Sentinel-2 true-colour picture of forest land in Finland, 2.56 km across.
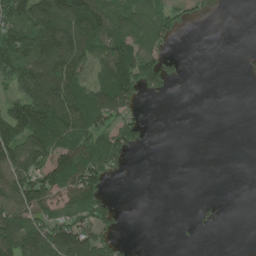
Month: June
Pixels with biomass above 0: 50%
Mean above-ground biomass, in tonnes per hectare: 72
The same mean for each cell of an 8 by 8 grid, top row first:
154 166 175 108 99 58 14 0
184 165 142 126 102 10 0 2
120 145 90 150 123 28 0 5
133 186 145 116 14 1 0 0
117 151 126 117 30 0 0 0
128 121 140 38 0 0 0 0
133 91 97 38 0 0 7 0
166 144 144 43 0 3 0 0
